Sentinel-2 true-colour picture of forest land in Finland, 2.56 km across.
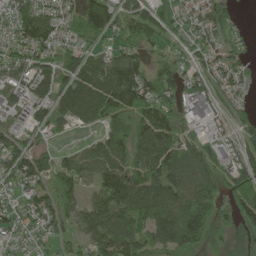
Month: June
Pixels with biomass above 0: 83%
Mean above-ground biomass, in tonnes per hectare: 82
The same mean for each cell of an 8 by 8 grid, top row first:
81 81 107 95 70 70 79 17
66 82 71 55 63 44 66 35
64 82 103 136 116 95 60 45
52 74 95 120 126 65 77 42
69 30 26 109 133 111 61 62
92 66 83 133 126 111 103 98
57 81 65 128 134 131 97 89
40 47 51 120 99 128 81 23
